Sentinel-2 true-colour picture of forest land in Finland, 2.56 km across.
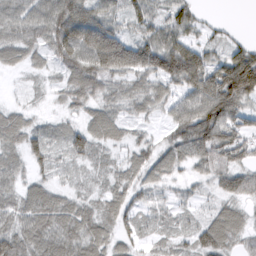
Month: March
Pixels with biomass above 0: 87%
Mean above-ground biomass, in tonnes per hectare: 56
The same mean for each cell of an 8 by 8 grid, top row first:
73 88 97 58 62 65 14 0
64 60 101 112 80 90 40 46
5 15 81 56 54 68 87 154
39 12 32 42 31 52 112 71
54 52 51 36 34 61 94 70
54 33 16 32 44 29 38 31
70 91 59 52 31 29 23 41
96 85 83 51 29 29 74 48
